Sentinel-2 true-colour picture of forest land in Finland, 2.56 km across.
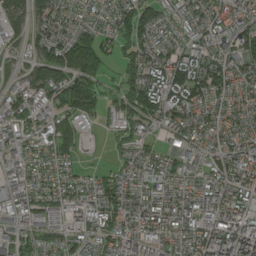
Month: August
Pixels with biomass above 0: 85%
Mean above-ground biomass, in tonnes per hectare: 70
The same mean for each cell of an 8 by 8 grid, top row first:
56 64 35 64 99 48 70 63
30 123 136 52 87 52 73 82
34 140 128 26 126 124 139 66
85 76 95 41 97 99 56 58
55 58 34 26 49 49 42 61
43 42 29 45 46 55 67 84
69 59 71 80 75 64 102 82
61 48 61 63 81 52 101 124
